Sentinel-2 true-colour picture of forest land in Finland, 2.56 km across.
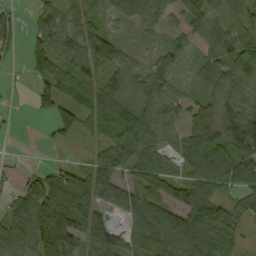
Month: September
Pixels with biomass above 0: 81%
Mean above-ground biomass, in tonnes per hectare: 70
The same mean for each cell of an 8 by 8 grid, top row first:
35 44 54 35 62 47 76 37
33 71 90 83 14 46 56 91
5 68 80 68 67 38 69 83
6 51 81 99 101 62 68 89
2 15 20 69 72 42 127 131
20 66 78 69 73 30 114 125
72 154 134 59 108 62 82 51
84 117 94 92 96 111 129 44
